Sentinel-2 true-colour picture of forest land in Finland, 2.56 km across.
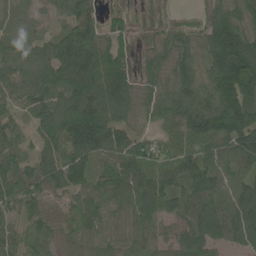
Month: June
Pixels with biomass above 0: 92%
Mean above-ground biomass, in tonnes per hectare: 85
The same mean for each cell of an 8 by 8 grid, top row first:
27 22 88 34 20 16 65 107
86 78 144 92 28 88 100 163
89 106 150 136 57 87 87 172
42 99 163 120 56 107 124 137
76 87 121 105 79 82 82 135
103 84 80 78 75 72 111 103
76 51 64 62 68 51 136 138
46 44 50 40 52 43 77 88
